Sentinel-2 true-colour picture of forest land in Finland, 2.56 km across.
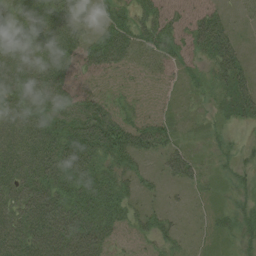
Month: August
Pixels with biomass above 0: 77%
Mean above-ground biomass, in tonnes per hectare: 47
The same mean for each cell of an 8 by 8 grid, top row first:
22 54 35 53 44 42 50 7
36 54 54 92 43 47 69 27
58 58 24 10 7 15 26 53
52 52 58 46 13 10 13 46
62 73 90 95 57 32 13 14
67 82 96 65 24 41 15 21
68 102 101 97 23 8 10 27
86 103 116 47 23 23 10 27
